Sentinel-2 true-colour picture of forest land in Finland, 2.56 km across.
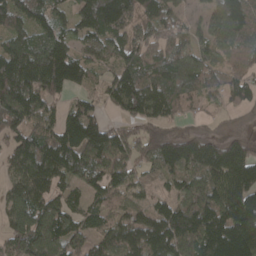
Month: April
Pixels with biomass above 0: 88%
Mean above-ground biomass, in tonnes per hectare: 113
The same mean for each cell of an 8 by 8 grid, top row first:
131 97 118 177 106 59 68 146
128 148 70 98 108 116 72 102
182 150 66 85 132 177 106 72
162 87 98 34 112 75 30 39
97 129 166 147 84 102 89 70
100 140 108 122 51 95 126 138
126 123 74 71 71 127 181 178
129 176 103 109 136 117 200 224
